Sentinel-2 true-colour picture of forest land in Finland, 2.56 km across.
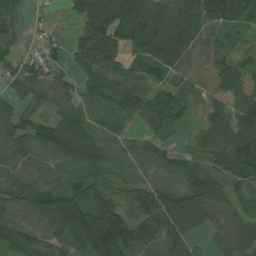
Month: July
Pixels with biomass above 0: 88%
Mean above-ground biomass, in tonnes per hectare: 77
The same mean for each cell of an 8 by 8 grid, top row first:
38 12 89 209 143 92 96 87
40 35 90 130 122 144 45 44
60 61 49 77 64 52 29 75
59 60 49 34 56 67 42 70
55 72 102 46 37 17 69 122
53 38 66 54 51 61 73 96
60 90 133 121 93 145 86 39
122 84 125 208 102 94 24 87
